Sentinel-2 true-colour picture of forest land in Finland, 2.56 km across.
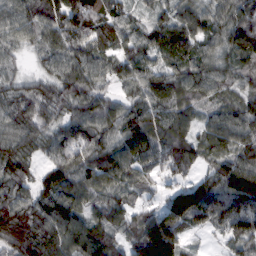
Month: February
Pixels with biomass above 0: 94%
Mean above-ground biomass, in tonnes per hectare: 85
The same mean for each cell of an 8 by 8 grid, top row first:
94 86 121 85 37 78 81 85
54 65 87 74 77 82 68 95
51 70 108 68 85 80 87 67
79 76 90 85 98 91 48 80
96 72 93 93 114 92 78 95
69 69 106 120 60 55 56 143
96 90 94 98 55 99 110 105
104 85 123 73 160 107 12 71
